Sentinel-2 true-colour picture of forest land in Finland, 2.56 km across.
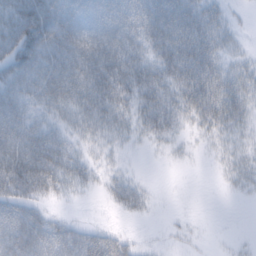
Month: February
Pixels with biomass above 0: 72%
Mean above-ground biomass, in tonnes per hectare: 47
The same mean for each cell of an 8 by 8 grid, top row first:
64 88 63 64 78 80 43 5
72 80 91 99 54 77 54 11
63 71 82 114 69 56 75 39
71 37 44 53 46 44 60 46
88 75 25 20 12 11 9 17
113 88 36 20 6 0 1 21
77 26 2 15 27 0 0 1
121 84 65 47 4 6 2 4
